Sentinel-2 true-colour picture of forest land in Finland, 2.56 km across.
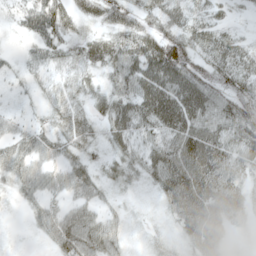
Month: May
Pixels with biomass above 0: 87%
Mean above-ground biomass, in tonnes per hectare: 44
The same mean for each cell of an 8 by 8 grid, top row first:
26 75 42 52 45 40 31 10
8 53 42 56 69 96 43 40
19 31 38 32 73 79 65 51
17 24 33 50 73 82 61 64
41 44 37 28 45 66 78 64
37 43 45 23 33 77 77 44
7 34 38 19 9 48 71 53
2 24 67 44 11 18 77 8
